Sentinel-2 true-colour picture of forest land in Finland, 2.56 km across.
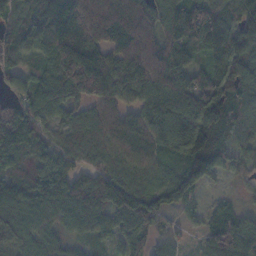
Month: November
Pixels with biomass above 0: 93%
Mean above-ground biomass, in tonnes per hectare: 125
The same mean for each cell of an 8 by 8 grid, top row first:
92 163 190 162 135 150 158 143
130 132 220 127 169 147 141 165
73 107 250 204 139 134 133 144
146 87 96 136 128 185 253 105
162 89 119 135 113 179 164 63
105 149 94 127 101 107 90 30
115 113 122 136 162 64 34 34
103 71 48 60 91 43 83 145
